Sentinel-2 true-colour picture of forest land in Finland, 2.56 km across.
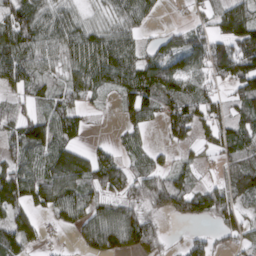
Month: March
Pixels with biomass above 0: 76%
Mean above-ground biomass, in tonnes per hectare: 74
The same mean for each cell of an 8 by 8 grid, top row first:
101 65 38 41 52 4 43 110
118 66 89 98 48 85 114 118
80 52 67 70 113 105 68 118
51 68 55 12 81 107 72 65
73 108 45 25 37 44 39 82
111 112 109 101 88 67 21 97
101 83 91 80 77 83 109 65
98 22 56 113 104 11 36 48
